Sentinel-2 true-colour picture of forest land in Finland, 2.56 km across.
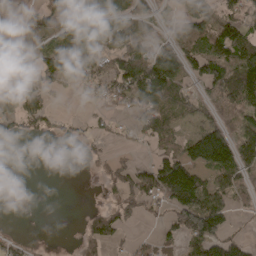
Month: April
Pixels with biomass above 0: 58%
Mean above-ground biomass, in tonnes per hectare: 58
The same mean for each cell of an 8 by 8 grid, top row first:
12 76 72 93 44 50 99 75
55 62 98 86 58 71 90 114
131 72 53 80 159 88 81 134
97 49 3 29 75 71 42 73
9 4 14 11 18 50 149 83
0 0 1 42 75 158 61 54
0 0 4 50 41 91 122 18
22 2 32 31 21 41 112 35
